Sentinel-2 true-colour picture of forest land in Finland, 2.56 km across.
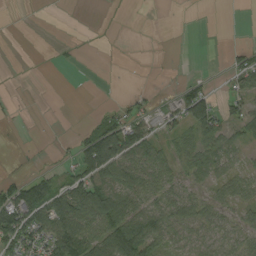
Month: August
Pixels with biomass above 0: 48%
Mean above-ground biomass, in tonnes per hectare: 34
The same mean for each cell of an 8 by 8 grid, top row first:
0 1 1 0 0 0 0 0
0 1 4 2 0 1 0 20
0 0 0 2 3 11 21 39
3 0 0 23 34 67 82 39
1 3 51 122 66 35 39 20
19 32 81 55 61 36 28 32
126 119 102 72 52 56 41 28
99 80 98 90 88 33 38 35
